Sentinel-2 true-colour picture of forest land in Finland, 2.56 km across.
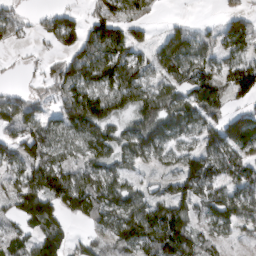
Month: March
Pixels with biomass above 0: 75%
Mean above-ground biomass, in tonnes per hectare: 91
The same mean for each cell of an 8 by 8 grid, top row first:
51 48 61 94 55 8 1 62
26 17 105 131 66 117 74 91
4 85 113 137 95 85 116 137
117 50 160 107 104 99 95 74
97 124 89 105 118 67 99 153
72 152 108 107 30 74 131 119
71 115 105 125 138 118 97 113
82 110 35 85 141 187 59 38
